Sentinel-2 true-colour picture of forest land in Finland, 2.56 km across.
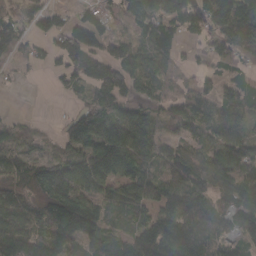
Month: March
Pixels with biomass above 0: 81%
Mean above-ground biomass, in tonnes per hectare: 96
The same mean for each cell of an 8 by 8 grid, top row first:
63 72 53 49 111 109 122 145
67 47 137 82 84 65 53 108
13 11 92 157 85 49 52 73
7 1 63 113 72 78 89 111
72 34 106 181 131 67 79 94
107 142 149 119 119 126 89 120
111 123 156 81 93 132 127 107
143 139 125 77 138 186 150 87
